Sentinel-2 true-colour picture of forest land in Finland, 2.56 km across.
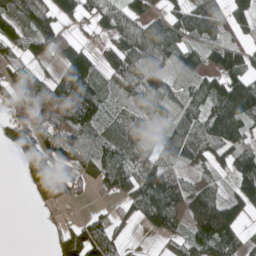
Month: May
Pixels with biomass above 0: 72%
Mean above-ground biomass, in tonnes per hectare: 76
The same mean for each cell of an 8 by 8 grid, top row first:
101 93 70 86 90 95 125 81
62 60 64 62 123 91 79 73
80 52 116 55 97 32 78 130
60 89 120 42 63 51 89 142
39 83 67 64 56 112 112 111
3 102 44 78 124 75 36 118
0 29 13 22 103 111 151 89
0 7 98 73 8 46 140 75
